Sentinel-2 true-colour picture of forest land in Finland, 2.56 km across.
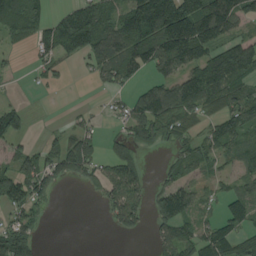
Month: August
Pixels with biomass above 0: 63%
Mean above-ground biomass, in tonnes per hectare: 76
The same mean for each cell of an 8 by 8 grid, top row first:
139 66 130 90 181 204 154 89
21 89 121 114 126 168 108 121
7 31 8 59 44 99 162 100
77 0 21 31 119 110 59 111
44 37 96 47 64 47 75 64
102 83 54 87 53 53 35 58
64 24 0 70 63 129 36 73
145 1 0 1 3 109 98 75
